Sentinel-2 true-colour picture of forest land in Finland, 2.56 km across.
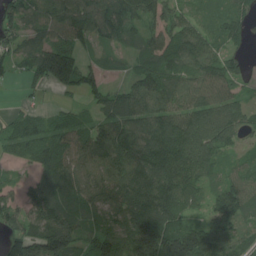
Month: July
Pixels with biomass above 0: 87%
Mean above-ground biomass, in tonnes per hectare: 105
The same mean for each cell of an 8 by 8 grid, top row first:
112 104 130 125 91 92 79 86
70 120 74 47 73 131 117 41
27 128 129 29 98 105 126 69
38 37 39 99 107 101 113 85
86 119 98 140 121 156 120 53
19 109 110 122 150 163 71 80
101 149 104 117 154 122 73 128
123 205 95 128 209 194 163 90
